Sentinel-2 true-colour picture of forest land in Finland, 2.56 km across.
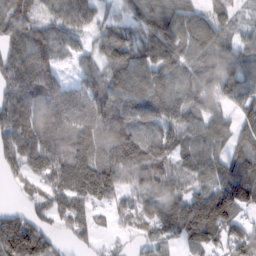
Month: February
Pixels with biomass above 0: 87%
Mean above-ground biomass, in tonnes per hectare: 84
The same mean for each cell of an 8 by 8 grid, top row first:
87 57 86 36 94 102 73 36
74 88 41 99 93 107 108 64
90 86 54 101 119 91 89 105
108 118 135 140 119 106 66 60
90 101 109 125 99 80 83 69
38 75 143 104 91 86 77 131
21 44 57 44 59 91 139 106
150 61 26 15 35 53 81 64
